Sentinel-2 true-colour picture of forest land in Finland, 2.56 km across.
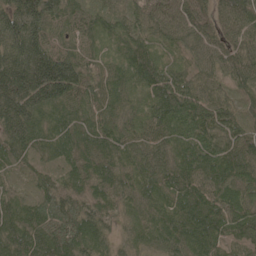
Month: May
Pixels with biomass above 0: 99%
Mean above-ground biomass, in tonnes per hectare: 60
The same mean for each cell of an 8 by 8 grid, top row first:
81 70 65 53 57 72 61 77
75 73 54 20 58 38 58 69
105 124 81 45 66 70 46 61
92 46 47 46 39 85 84 54
58 36 51 60 56 62 86 75
25 31 49 59 49 67 69 64
47 51 56 48 34 59 75 62
66 66 67 32 27 61 71 59
